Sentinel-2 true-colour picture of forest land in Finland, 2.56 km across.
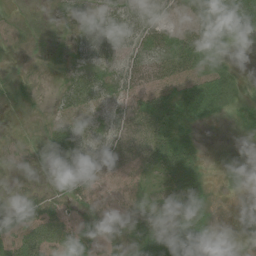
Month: August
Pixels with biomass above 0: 77%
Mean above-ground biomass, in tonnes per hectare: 28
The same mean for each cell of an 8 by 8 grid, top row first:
5 5 24 47 49 26 71 60
5 6 32 39 33 44 51 4
8 3 37 31 29 30 42 15
5 11 29 22 45 55 35 21
10 37 31 28 40 57 2 5
10 17 23 12 17 62 14 9
25 30 24 18 32 64 34 10
31 35 38 22 53 70 26 12
